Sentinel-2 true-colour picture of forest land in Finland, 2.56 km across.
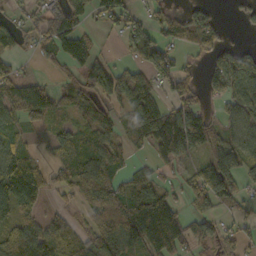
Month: October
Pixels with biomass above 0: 68%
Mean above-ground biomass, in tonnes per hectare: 70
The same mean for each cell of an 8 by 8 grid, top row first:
30 66 65 73 35 53 49 13
54 59 93 5 99 62 64 34
78 25 58 112 74 75 49 103
80 80 61 46 117 78 46 79
56 33 73 64 41 115 94 76
132 45 78 81 49 30 108 89
81 21 34 115 144 59 53 32
111 111 70 128 131 109 58 51
